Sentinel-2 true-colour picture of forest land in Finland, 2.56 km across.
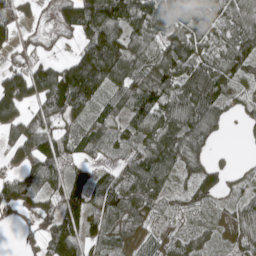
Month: May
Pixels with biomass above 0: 83%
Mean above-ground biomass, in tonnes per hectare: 89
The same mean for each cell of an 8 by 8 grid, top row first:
63 19 152 135 121 73 68 89
34 29 96 205 91 106 67 107
147 159 272 131 118 110 139 81
110 92 91 64 106 103 118 42
76 103 86 61 84 110 56 6
66 99 83 74 123 59 114 33
73 77 133 107 94 41 47 72
4 104 113 64 44 53 40 77
